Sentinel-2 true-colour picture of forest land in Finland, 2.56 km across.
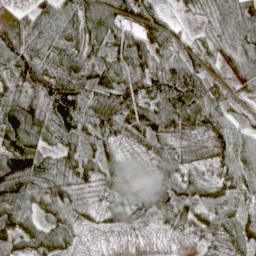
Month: April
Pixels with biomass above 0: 93%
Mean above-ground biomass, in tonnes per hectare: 57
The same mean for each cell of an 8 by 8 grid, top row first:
19 53 98 98 37 12 21 44
69 64 90 68 74 54 41 50
62 109 103 70 91 107 50 41
94 94 81 105 97 113 78 24
93 47 49 35 34 42 83 52
118 68 51 52 29 50 35 66
79 42 35 33 41 51 43 34
44 52 16 1 3 4 30 45
